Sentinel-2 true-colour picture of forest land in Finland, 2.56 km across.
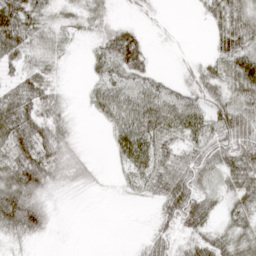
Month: April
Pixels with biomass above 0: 72%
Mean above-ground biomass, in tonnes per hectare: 38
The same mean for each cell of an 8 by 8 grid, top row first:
74 27 28 21 10 0 25 59
60 37 6 54 40 2 11 59
28 38 3 37 35 19 54 64
63 50 7 53 74 60 54 59
65 64 12 27 65 37 52 77
70 57 21 6 37 66 39 66
100 28 1 0 3 70 44 43
28 8 0 0 19 36 54 46
